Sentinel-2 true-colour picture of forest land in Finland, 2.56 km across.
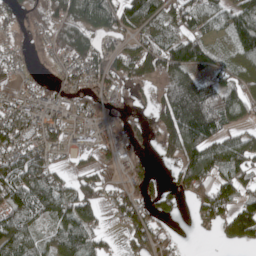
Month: May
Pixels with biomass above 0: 71%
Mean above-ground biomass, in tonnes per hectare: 76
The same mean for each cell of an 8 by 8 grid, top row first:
40 77 80 92 113 90 80 108
34 59 103 40 71 114 81 100
26 30 67 65 32 109 82 94
86 71 61 39 11 157 146 75
97 81 25 68 32 81 111 93
132 115 60 27 74 46 93 96
107 118 131 45 78 31 106 98
114 55 118 20 91 21 7 89
